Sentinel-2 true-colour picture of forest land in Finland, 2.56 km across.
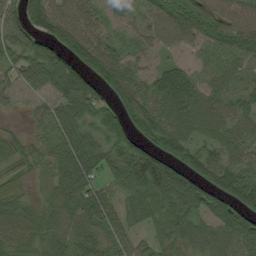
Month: August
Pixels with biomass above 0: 89%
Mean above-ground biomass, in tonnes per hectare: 62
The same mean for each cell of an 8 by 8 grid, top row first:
57 98 54 29 33 81 102 59
70 81 86 49 26 25 36 62
47 71 114 83 46 89 35 39
17 43 84 64 82 71 67 52
43 41 98 77 71 71 43 45
29 38 88 41 116 96 74 70
49 42 72 50 50 79 71 106
56 47 55 51 29 61 60 67
